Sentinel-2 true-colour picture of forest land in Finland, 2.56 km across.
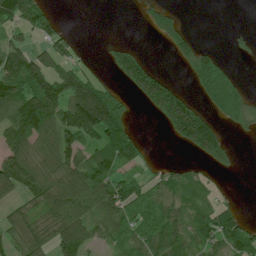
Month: July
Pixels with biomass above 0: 58%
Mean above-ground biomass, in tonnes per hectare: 75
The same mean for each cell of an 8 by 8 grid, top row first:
118 64 0 0 32 35 0 0
79 66 23 40 19 67 33 19
133 123 96 27 154 27 146 38
121 151 190 149 22 172 71 102
111 93 107 116 41 37 154 9
151 126 132 96 38 56 25 6
39 123 108 98 62 52 56 17
76 85 135 49 73 80 71 83
